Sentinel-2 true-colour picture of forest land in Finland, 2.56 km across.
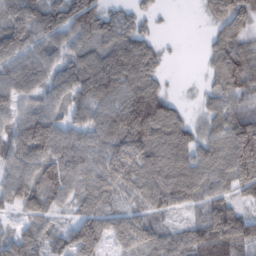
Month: February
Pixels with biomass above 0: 87%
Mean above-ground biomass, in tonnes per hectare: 101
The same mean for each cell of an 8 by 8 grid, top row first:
119 116 142 62 51 2 47 124
114 94 87 110 114 4 56 109
100 91 137 153 160 4 40 125
70 107 70 119 249 96 64 116
95 146 77 114 168 165 89 181
87 106 74 96 108 159 95 137
66 77 62 74 73 70 109 69
82 58 159 87 115 77 157 152
